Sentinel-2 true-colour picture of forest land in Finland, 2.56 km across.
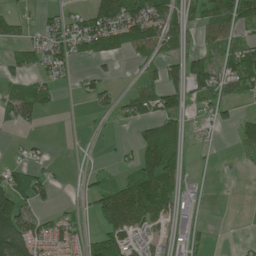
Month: June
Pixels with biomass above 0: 54%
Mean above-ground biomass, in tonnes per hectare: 47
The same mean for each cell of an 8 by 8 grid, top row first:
37 23 47 123 117 56 70 75
46 81 48 55 50 47 31 60
36 35 27 17 27 58 89 80
56 17 4 28 56 70 33 25
8 9 7 5 92 84 8 35
50 33 15 16 104 73 2 2
126 28 15 110 108 47 5 1
140 64 38 84 35 40 11 8
